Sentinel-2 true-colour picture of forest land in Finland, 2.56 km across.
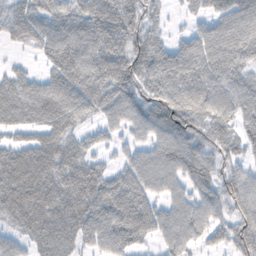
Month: November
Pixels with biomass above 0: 85%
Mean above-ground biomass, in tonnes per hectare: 71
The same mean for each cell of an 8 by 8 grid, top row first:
60 63 75 90 63 11 54 89
17 66 89 96 75 59 97 93
59 60 88 98 78 94 89 66
75 89 74 62 68 105 78 78
53 78 54 35 48 85 63 57
103 94 87 61 83 67 69 57
82 85 77 97 84 62 63 53
39 72 53 76 46 68 42 67
